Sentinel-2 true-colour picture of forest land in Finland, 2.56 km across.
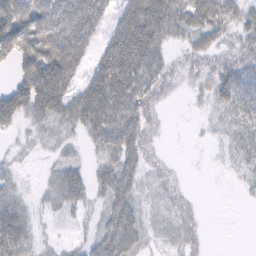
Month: February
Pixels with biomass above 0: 73%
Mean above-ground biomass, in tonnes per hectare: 41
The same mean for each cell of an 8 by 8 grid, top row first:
79 77 74 39 89 64 61 44
76 95 64 61 83 23 40 42
37 91 36 85 67 35 42 43
56 59 64 74 63 1 9 39
11 18 20 60 46 0 4 25
15 15 35 52 28 15 1 15
40 18 30 42 22 35 2 2
67 10 14 68 30 29 12 0
